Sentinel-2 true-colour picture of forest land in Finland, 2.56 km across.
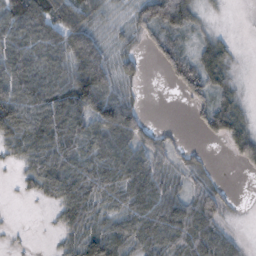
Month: November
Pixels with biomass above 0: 75%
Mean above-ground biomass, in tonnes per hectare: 48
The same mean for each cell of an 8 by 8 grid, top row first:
80 82 62 15 64 106 12 0
72 79 105 30 18 49 48 6
86 78 117 72 16 37 61 15
89 83 78 107 30 0 48 46
44 66 52 65 47 19 8 46
9 61 57 60 75 28 19 1
1 10 58 35 67 71 72 3
5 2 46 63 52 64 66 17
